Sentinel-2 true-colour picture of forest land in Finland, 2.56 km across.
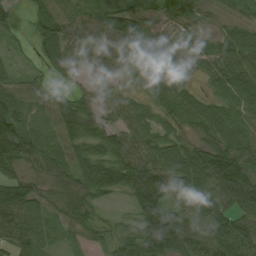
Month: August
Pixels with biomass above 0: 92%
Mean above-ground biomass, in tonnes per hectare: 62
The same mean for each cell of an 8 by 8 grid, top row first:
30 79 46 84 74 42 26 43
18 72 60 44 83 33 39 69
35 31 33 42 64 59 32 69
87 52 92 50 45 56 56 47
120 55 71 85 56 48 57 59
56 46 73 100 112 72 97 110
87 43 63 28 103 65 64 58
71 39 25 40 117 116 78 77
